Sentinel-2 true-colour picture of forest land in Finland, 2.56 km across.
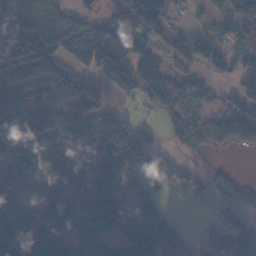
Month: November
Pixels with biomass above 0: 76%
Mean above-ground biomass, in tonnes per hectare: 87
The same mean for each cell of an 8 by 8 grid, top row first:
161 151 51 86 153 28 20 72
143 139 119 171 100 60 72 60
124 128 111 113 108 79 31 68
82 136 117 69 16 92 49 92
106 81 106 144 108 55 72 62
64 66 112 141 82 76 49 22
83 143 100 135 71 11 23 82
80 79 36 54 131 74 38 94
